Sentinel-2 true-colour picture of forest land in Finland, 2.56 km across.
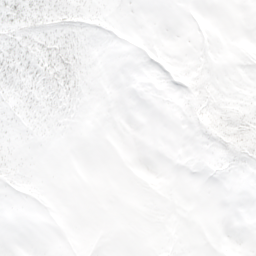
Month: April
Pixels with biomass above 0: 24%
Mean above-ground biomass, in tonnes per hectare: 3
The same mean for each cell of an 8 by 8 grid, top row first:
16 21 15 1 0 0 0 0
13 19 13 0 0 0 0 0
11 15 14 0 0 2 5 0
4 3 4 0 0 1 10 9
2 0 0 0 0 0 4 14
5 0 0 0 0 0 0 0
0 0 0 0 0 0 0 0
0 0 0 0 0 0 0 0
